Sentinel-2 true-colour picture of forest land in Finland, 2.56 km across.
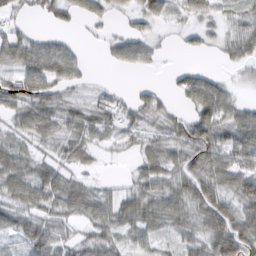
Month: February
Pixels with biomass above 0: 76%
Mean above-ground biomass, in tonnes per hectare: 43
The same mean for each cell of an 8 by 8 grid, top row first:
26 31 37 25 39 21 35 35
71 61 17 27 45 9 20 46
49 72 33 2 2 22 44 11
39 60 46 44 48 19 74 45
35 31 47 27 30 49 77 88
58 59 22 8 48 51 64 72
53 53 52 50 62 58 68 54
27 53 40 39 40 29 59 80
